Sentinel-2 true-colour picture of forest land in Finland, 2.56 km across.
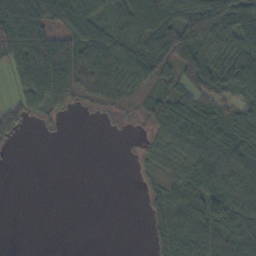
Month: October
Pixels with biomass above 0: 65%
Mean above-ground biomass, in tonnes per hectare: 50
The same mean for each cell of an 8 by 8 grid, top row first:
117 73 85 45 76 78 120 100
106 106 87 73 60 102 78 82
27 91 68 62 48 47 79 83
40 29 10 19 36 61 64 48
9 1 0 0 16 55 68 67
0 0 0 0 15 45 84 66
0 0 0 0 18 74 100 91
0 0 0 0 8 78 110 96
